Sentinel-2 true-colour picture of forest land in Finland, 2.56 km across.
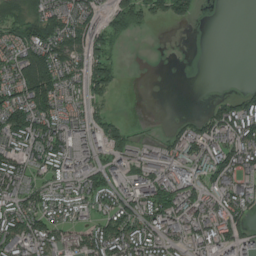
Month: July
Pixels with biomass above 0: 70%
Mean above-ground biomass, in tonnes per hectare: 80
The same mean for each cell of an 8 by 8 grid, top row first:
76 131 95 65 61 89 2 0
88 154 98 62 6 4 0 0
123 155 90 81 2 1 0 2
157 116 60 33 0 5 49 130
93 136 92 90 46 83 126 132
117 55 94 83 111 120 108 93
98 79 52 101 113 149 97 94
119 107 82 147 115 70 102 84
